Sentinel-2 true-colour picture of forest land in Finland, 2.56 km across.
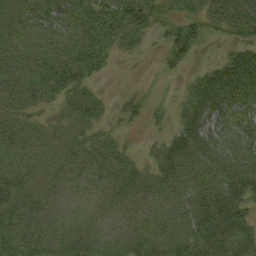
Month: September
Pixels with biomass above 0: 84%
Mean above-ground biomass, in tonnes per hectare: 31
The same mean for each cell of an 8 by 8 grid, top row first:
34 38 46 49 44 28 41 70
35 38 48 29 12 42 7 39
29 38 38 4 5 6 42 80
23 9 26 10 20 16 48 47
28 17 21 17 5 33 38 41
30 18 20 27 18 35 41 53
28 24 17 20 24 26 49 39
41 34 29 23 29 34 44 43
